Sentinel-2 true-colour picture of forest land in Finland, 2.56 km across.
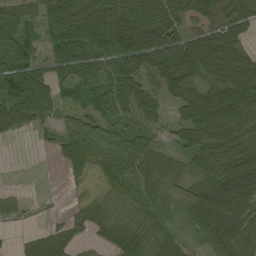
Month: September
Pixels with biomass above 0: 81%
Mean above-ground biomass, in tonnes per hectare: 56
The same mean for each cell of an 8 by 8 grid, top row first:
50 66 98 103 73 57 64 82
89 46 110 129 109 95 85 52
80 62 70 87 50 81 62 111
60 45 37 59 56 32 114 111
2 13 78 58 42 35 71 59
0 0 16 44 36 23 60 127
9 3 12 11 31 13 95 74
5 34 18 11 35 31 54 52
